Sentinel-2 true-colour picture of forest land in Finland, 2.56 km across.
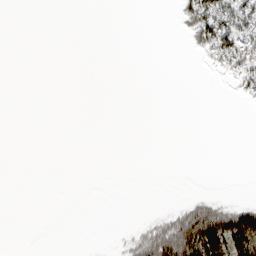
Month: March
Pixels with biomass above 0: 14%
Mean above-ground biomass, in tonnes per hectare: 13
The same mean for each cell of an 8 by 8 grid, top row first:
0 0 0 0 0 13 87 72
0 0 0 0 0 0 48 73
0 0 0 0 0 0 1 30
0 0 0 0 0 0 0 0
0 0 0 0 0 0 0 0
0 0 0 0 0 0 0 0
0 0 0 0 0 13 51 45
0 0 0 1 45 110 129 135
